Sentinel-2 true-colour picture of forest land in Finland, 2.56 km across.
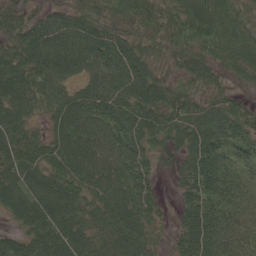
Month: June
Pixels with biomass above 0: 94%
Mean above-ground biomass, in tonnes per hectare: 72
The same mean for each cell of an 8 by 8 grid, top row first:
64 55 68 54 71 74 79 48
79 102 99 81 58 68 64 69
93 92 55 86 86 49 53 29
74 54 89 82 82 83 72 56
88 69 89 74 66 51 86 59
94 78 83 80 63 30 102 55
81 100 72 85 78 31 103 54
49 98 77 73 72 47 99 66
